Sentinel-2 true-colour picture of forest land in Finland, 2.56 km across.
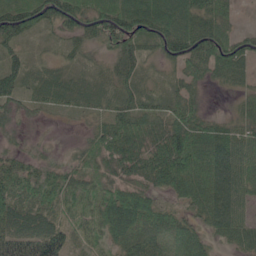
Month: June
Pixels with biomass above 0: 89%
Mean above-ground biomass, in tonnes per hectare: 55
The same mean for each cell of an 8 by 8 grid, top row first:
79 72 74 81 97 87 75 11
42 13 41 51 44 83 96 56
61 18 16 44 34 31 40 33
37 24 21 46 59 60 20 32
17 9 26 70 63 86 84 72
65 51 48 46 57 83 86 74
55 49 62 99 82 31 71 62
72 89 34 56 76 58 41 60
